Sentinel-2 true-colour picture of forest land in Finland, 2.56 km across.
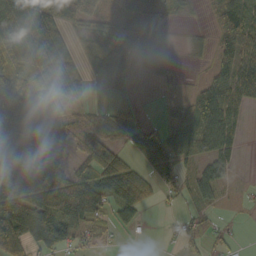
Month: October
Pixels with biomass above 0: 70%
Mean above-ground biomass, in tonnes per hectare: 57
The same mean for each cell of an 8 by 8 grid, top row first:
78 100 87 47 61 19 18 79
69 114 26 114 100 15 16 83
48 71 34 51 18 6 36 92
142 93 43 40 6 23 71 46
93 134 67 62 52 56 32 29
97 106 57 88 41 55 60 7
121 97 124 57 33 8 22 7
92 90 46 11 6 16 25 6
